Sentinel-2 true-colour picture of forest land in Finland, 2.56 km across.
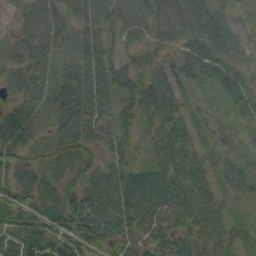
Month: September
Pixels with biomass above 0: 90%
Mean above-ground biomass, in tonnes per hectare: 49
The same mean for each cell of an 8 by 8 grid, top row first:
26 71 67 64 78 70 57 13
45 67 69 30 47 41 64 11
58 48 71 58 63 50 34 37
57 56 76 47 51 40 25 38
68 51 64 43 26 47 20 28
35 46 54 48 54 53 33 36
40 49 72 64 71 57 54 19
44 52 71 44 35 50 50 24
